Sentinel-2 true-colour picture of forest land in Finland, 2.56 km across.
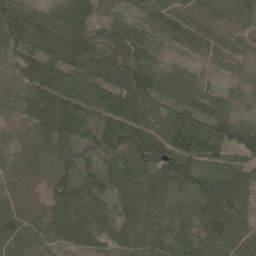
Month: May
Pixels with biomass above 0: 95%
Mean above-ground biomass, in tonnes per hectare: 89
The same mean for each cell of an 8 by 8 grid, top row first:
105 68 106 48 64 65 66 74
85 110 131 140 84 47 78 66
41 171 121 144 102 70 32 41
25 126 105 177 84 92 87 39
31 91 108 131 150 133 107 119
49 60 66 77 119 131 73 102
69 79 109 59 116 47 110 82
74 54 57 53 122 98 107 91
